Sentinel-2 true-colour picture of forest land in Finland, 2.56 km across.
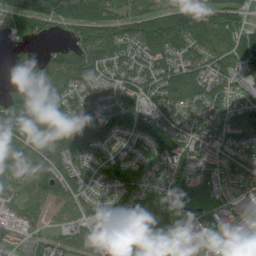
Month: July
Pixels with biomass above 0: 90%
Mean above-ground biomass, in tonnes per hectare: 98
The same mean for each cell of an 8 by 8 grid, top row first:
123 107 109 78 111 123 93 58
48 33 101 119 112 113 97 116
93 139 108 92 101 115 105 48
150 141 111 122 112 91 103 101
104 119 130 69 92 108 105 99
69 104 63 81 90 115 107 114
52 49 57 91 140 228 112 39
22 52 86 91 128 138 59 88
